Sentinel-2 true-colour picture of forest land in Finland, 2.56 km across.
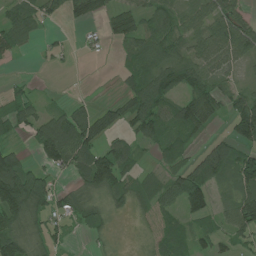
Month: July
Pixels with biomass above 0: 69%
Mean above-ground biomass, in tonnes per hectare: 61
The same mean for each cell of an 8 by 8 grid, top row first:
65 49 49 60 60 58 76 72
50 18 12 16 82 68 92 100
15 1 0 4 89 83 77 29
66 42 58 67 115 84 87 109
24 140 131 61 42 68 37 73
159 47 66 127 27 65 95 103
128 59 53 30 24 49 69 116
94 43 5 10 8 57 39 31
